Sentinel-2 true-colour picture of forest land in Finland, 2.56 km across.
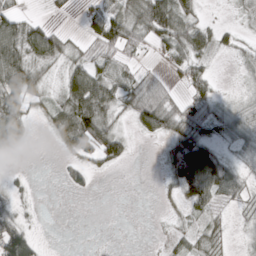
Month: March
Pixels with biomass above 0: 65%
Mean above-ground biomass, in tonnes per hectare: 33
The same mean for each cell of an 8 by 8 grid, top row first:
51 11 15 56 71 64 8 15
105 75 22 49 22 48 34 18
90 25 61 48 31 17 30 7
62 21 77 43 57 43 41 38
32 5 68 77 2 48 37 34
9 0 18 5 0 57 80 34
33 0 0 0 0 10 32 11
116 2 0 0 1 16 28 6
